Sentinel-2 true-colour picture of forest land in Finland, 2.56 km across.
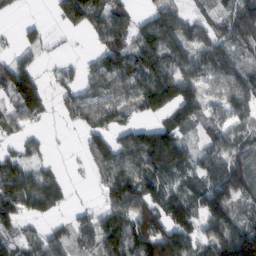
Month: February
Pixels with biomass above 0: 75%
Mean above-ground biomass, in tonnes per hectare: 87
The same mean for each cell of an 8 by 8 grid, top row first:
13 10 92 108 45 78 46 106
34 25 3 95 139 104 114 72
146 30 55 91 130 138 79 106
72 41 80 92 71 109 51 79
32 20 24 115 168 135 54 82
127 74 7 121 124 79 89 151
119 92 23 111 141 110 127 90
62 84 57 139 168 158 81 161
